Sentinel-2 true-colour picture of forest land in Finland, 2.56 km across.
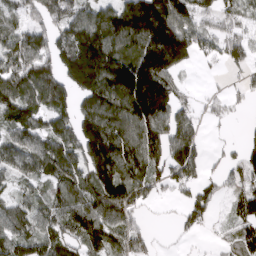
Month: March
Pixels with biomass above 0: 78%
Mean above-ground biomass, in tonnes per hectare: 119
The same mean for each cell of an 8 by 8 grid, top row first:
77 134 110 141 266 190 80 97
133 126 221 176 187 234 76 91
137 139 198 193 260 78 6 34
139 124 131 169 215 117 39 21
119 141 170 210 155 157 28 49
77 106 123 180 123 102 44 97
107 91 133 141 46 28 82 90
139 122 116 105 65 18 11 82
